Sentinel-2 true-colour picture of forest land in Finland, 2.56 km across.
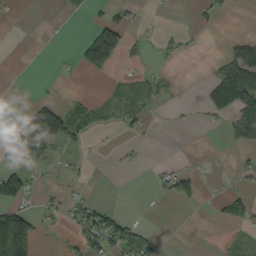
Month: September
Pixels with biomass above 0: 27%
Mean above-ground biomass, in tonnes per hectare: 27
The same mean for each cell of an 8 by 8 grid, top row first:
4 0 9 28 6 2 14 1
0 1 46 143 12 16 0 40
0 4 4 19 35 6 14 79
5 119 38 18 23 2 17 71
88 87 21 2 6 0 0 53
82 7 8 1 1 45 2 16
65 16 37 16 0 5 2 49
142 2 36 69 48 0 0 16
